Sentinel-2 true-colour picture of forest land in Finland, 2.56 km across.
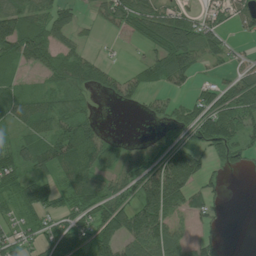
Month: July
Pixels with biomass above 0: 68%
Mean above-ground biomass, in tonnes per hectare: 63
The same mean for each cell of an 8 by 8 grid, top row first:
95 69 24 71 84 70 44 59
84 80 40 6 36 134 60 18
28 37 75 58 56 60 17 73
56 56 43 3 20 44 89 92
53 74 115 30 31 72 71 61
87 64 89 50 105 149 48 10
58 62 68 92 121 71 65 0
61 79 94 104 132 67 46 0
